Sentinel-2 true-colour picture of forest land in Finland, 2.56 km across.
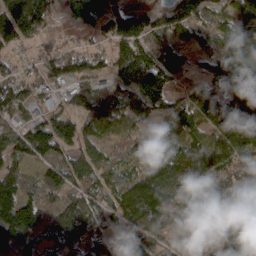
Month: March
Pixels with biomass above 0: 88%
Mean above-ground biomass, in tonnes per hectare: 102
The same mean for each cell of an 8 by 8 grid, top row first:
206 110 90 117 104 141 73 107
60 44 45 79 122 91 74 174
79 58 60 66 195 85 98 176
73 57 64 87 79 98 141 171
97 159 95 50 101 93 106 139
101 88 97 88 97 140 116 72
189 72 134 98 172 103 103 75
115 71 108 57 103 61 89 144
